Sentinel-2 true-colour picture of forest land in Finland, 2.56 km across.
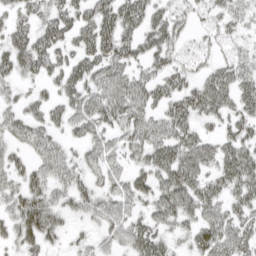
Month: April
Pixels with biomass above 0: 79%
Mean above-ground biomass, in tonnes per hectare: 42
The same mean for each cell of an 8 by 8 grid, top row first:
33 40 44 53 54 35 27 25
50 55 43 56 47 35 20 18
34 36 52 60 44 40 46 48
31 36 47 60 52 51 45 44
35 48 29 36 54 60 38 48
35 47 33 37 36 65 41 60
45 56 31 45 31 61 46 37
38 35 15 29 62 23 48 49
